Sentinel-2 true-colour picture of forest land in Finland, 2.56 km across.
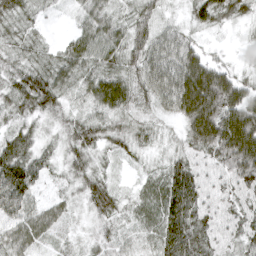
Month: April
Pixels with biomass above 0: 94%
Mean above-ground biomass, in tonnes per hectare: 54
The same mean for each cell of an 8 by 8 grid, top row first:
40 13 28 37 38 12 63 39
32 22 60 54 67 84 23 16
50 62 43 56 68 111 137 53
44 45 26 50 30 74 143 117
78 26 59 41 32 26 108 154
114 35 46 20 20 65 41 85
69 33 22 50 37 77 49 49
54 28 17 32 27 84 59 51
